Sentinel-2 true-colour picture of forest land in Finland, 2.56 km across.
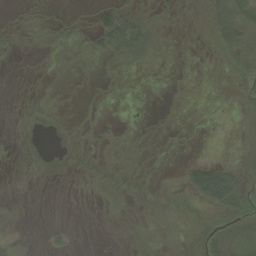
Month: September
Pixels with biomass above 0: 39%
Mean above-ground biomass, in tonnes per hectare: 11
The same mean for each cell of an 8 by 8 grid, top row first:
3 3 4 36 16 4 20 35
6 2 2 44 31 0 6 27
1 2 0 3 1 0 2 14
3 9 3 1 0 2 0 7
6 0 17 6 5 1 0 7
4 4 13 15 6 2 75 33
4 0 1 6 7 16 33 35
9 5 1 1 5 10 38 24
